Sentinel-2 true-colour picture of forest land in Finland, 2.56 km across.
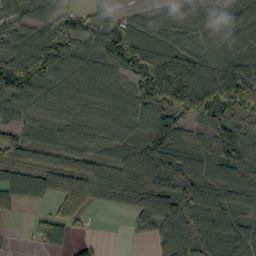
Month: October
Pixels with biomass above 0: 86%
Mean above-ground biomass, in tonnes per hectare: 90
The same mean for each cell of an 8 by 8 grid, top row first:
78 97 80 70 49 37 64 69
85 137 70 156 143 87 89 65
162 96 89 72 178 144 126 127
68 52 70 73 113 143 152 138
89 55 66 52 102 81 77 89
68 96 112 103 123 144 106 100
48 34 84 44 145 140 100 64
3 66 23 0 23 119 118 95
